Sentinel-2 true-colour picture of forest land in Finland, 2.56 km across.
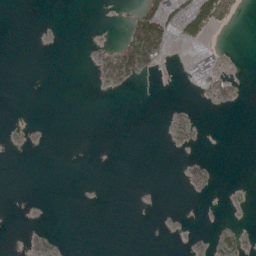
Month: April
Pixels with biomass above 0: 11%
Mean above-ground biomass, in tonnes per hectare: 5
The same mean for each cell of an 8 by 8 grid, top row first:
0 0 0 0 51 37 61 6
0 0 0 8 73 7 8 0
0 0 0 9 8 1 10 2
0 0 0 0 0 0 1 0
0 0 0 0 0 0 0 0
0 0 0 0 0 0 1 0
0 0 0 0 0 0 0 0
0 3 0 0 0 0 2 6
